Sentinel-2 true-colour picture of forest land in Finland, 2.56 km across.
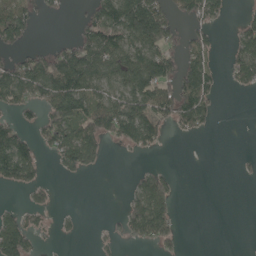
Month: May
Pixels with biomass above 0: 45%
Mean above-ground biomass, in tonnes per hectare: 57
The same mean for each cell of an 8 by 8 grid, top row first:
89 16 21 124 190 67 62 19
44 27 100 110 99 51 51 70
114 141 136 70 108 95 79 62
46 76 103 121 118 119 59 0
99 59 129 26 60 2 0 0
77 9 25 0 46 23 0 4
21 25 3 0 125 41 0 0
124 7 6 19 66 39 0 0
